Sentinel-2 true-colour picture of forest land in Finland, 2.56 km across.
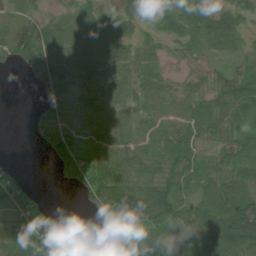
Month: July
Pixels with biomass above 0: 79%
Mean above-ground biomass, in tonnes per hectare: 50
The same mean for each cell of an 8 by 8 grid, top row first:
29 19 40 44 42 44 39 43
70 89 69 70 37 24 37 26
1 58 65 61 49 18 27 57
0 60 64 48 41 52 60 62
0 55 53 62 47 78 29 70
14 1 59 81 68 66 50 64
53 13 10 50 89 53 66 97
85 107 12 18 50 39 105 118
